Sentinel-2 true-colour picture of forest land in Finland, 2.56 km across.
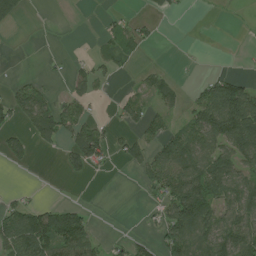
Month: July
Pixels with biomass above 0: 42%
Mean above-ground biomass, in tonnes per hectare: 44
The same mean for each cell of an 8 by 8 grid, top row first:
46 0 0 13 15 13 0 0
0 0 1 34 26 0 1 3
13 13 33 13 18 20 30 40
61 82 46 11 43 23 106 138
48 36 71 34 38 78 80 99
1 0 24 5 38 99 117 70
50 44 29 0 8 110 101 89
105 130 120 15 25 96 82 103
